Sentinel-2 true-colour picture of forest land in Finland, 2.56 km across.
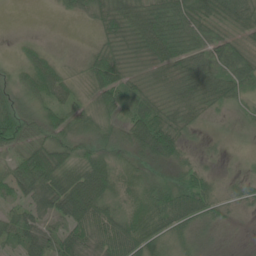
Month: June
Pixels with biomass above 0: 85%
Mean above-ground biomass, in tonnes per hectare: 46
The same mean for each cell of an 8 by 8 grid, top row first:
0 1 25 60 66 67 56 54
8 13 6 39 51 65 51 34
27 65 23 62 33 62 66 58
56 36 45 46 57 63 31 15
53 55 49 55 83 69 11 2
53 89 82 68 35 28 33 20
32 50 103 49 64 77 52 24
43 52 55 74 72 37 18 1
